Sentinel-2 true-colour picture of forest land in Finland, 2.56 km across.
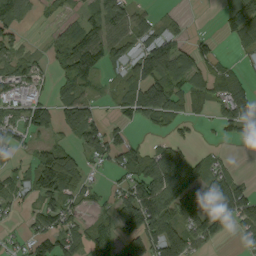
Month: September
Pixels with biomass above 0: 65%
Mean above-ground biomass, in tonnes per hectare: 64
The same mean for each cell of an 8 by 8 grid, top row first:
72 15 45 104 36 13 0 110
46 25 133 80 69 68 35 28
58 20 98 16 86 66 53 40
49 73 111 19 95 57 15 99
44 49 61 74 25 51 6 22
41 152 89 24 100 130 87 29
25 73 43 60 156 106 117 111
16 87 56 77 139 123 62 15
